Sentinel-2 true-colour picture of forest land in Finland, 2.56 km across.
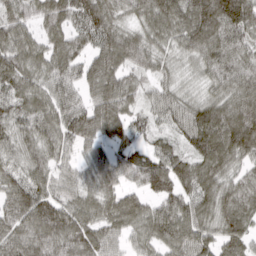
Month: March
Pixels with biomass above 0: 94%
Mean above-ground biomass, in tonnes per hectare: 72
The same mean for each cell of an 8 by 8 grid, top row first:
69 70 86 68 56 75 106 110
81 63 56 90 69 46 90 69
76 58 63 88 40 36 50 83
60 66 71 88 39 46 82 103
64 67 59 70 34 42 102 110
63 68 42 65 103 105 95 49
90 98 70 76 68 87 75 76
73 89 95 55 53 97 65 69
